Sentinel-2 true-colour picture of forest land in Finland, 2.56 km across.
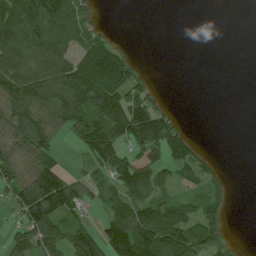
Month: July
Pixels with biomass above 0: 58%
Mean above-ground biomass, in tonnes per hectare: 66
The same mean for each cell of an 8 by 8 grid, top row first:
108 142 78 0 0 0 0 0
132 125 79 79 0 0 0 0
122 131 138 141 29 0 0 0
96 104 116 115 112 23 0 0
83 73 58 107 117 104 4 0
67 95 26 68 85 39 62 0
55 133 46 57 93 96 75 0
46 83 118 131 168 150 115 6
